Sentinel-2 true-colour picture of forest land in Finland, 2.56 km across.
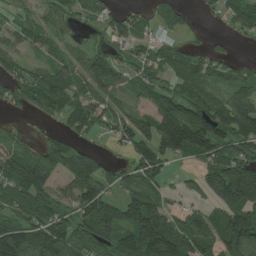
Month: July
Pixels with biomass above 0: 76%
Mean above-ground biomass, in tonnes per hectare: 83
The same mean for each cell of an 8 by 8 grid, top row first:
41 46 38 45 46 53 19 58
56 53 37 40 47 51 33 8
68 83 92 93 59 63 69 62
22 45 72 79 61 157 136 165
52 59 33 28 118 174 136 97
130 110 135 52 91 15 105 219
87 88 86 75 159 31 48 162
127 109 107 117 182 141 86 135
